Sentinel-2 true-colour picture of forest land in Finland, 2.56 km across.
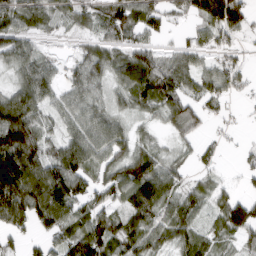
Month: March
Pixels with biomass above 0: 82%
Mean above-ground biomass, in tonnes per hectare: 63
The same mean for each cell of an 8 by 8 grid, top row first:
75 58 50 83 76 28 87 84
80 16 27 60 33 24 48 30
43 72 66 56 98 76 52 36
140 48 66 48 34 70 35 6
160 61 75 86 35 29 19 8
147 108 81 61 112 48 31 20
133 116 53 49 96 85 53 87
26 41 97 79 86 68 54 47
